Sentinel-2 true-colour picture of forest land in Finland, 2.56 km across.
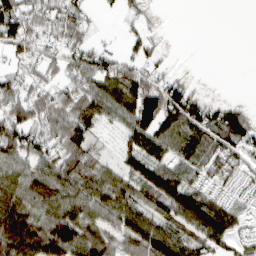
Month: March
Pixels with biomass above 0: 74%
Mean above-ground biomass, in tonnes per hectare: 62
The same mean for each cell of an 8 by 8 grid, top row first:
76 64 57 5 19 0 0 0
45 42 67 17 29 1 0 0
53 42 66 79 66 33 1 0
76 82 98 69 116 109 70 47
89 61 81 8 86 92 84 76
76 87 76 54 79 77 54 41
97 79 83 70 58 95 109 46
129 136 106 74 108 82 73 41
